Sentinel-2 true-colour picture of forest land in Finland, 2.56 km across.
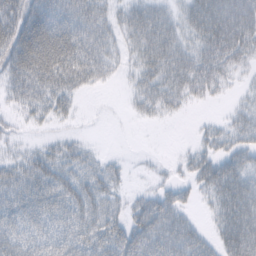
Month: February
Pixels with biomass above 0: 76%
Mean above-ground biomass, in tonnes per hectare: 56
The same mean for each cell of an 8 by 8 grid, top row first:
67 86 82 38 68 38 110 116
80 108 91 38 66 73 84 94
59 90 67 18 50 75 69 18
21 38 13 1 28 23 3 32
15 22 24 0 0 3 31 52
53 68 62 42 5 15 74 94
73 90 81 43 60 62 22 107
64 75 79 71 81 87 37 132
